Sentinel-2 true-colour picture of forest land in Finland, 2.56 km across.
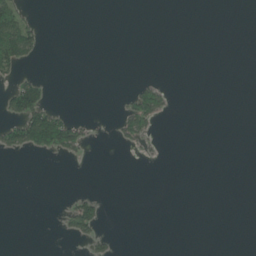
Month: June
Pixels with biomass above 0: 10%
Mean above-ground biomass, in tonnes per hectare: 11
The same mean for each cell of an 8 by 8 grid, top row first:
61 0 0 0 0 0 0 0
99 4 0 0 0 0 0 0
31 11 0 0 11 0 0 0
63 73 0 2 83 3 0 0
56 88 41 4 18 0 0 0
0 0 0 0 0 0 0 0
0 0 50 0 0 0 0 0
0 0 19 12 0 0 0 0
